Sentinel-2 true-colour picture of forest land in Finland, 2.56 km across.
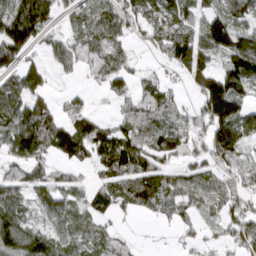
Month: March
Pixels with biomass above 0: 72%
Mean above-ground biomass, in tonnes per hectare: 65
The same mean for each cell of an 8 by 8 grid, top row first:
137 74 46 81 74 64 69 72
122 34 56 56 28 91 90 96
74 43 14 64 31 21 104 103
94 72 44 18 74 40 118 80
103 82 97 109 59 57 73 76
45 58 17 70 80 54 55 51
70 69 61 64 52 58 47 58
121 87 57 38 3 12 21 56
